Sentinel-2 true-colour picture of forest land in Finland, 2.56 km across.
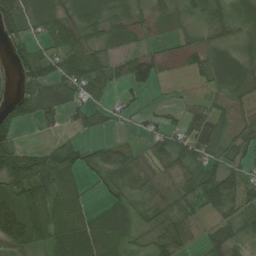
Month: August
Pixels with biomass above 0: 72%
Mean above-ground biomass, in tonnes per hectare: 33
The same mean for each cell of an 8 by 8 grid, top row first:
50 36 41 41 24 29 35 31
26 28 55 25 20 12 34 35
27 47 55 38 48 3 23 51
34 41 25 17 20 11 35 26
33 14 22 24 16 37 44 40
62 50 21 34 32 25 57 28
46 55 22 29 33 35 33 34
36 41 45 28 14 38 21 26
